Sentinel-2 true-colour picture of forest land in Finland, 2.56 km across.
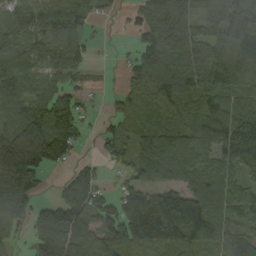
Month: September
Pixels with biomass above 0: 82%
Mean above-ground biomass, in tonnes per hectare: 99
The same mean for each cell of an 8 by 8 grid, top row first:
69 81 63 14 83 144 102 155
78 70 74 5 102 114 90 142
97 59 37 5 126 151 106 93
81 135 68 24 77 84 128 102
103 191 51 62 115 173 148 215
155 40 80 17 59 108 107 80
116 68 120 83 205 197 145 80
36 116 104 120 135 126 118 112
